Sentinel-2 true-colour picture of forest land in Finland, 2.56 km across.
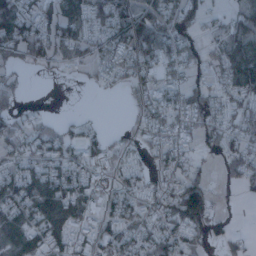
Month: January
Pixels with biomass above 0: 68%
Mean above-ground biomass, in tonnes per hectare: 60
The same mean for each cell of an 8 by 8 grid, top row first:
100 69 70 103 79 83 33 46
69 68 57 81 96 81 24 85
18 4 7 31 59 53 39 108
36 7 6 0 52 75 79 55
42 57 72 33 40 73 43 54
75 90 79 28 45 73 32 52
84 91 99 66 58 112 82 8
79 77 56 77 74 99 65 23
